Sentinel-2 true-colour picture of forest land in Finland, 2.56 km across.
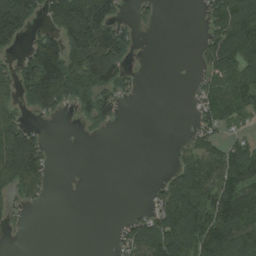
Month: August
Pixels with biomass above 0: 52%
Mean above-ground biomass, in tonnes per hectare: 72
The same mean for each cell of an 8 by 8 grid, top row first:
201 85 230 95 23 0 58 151
45 126 153 155 3 0 75 161
97 203 112 108 6 0 59 107
67 70 41 65 0 0 72 88
178 33 1 0 0 11 66 56
153 57 0 0 0 64 121 155
37 8 0 0 17 135 139 146
1 0 0 14 123 156 151 158
